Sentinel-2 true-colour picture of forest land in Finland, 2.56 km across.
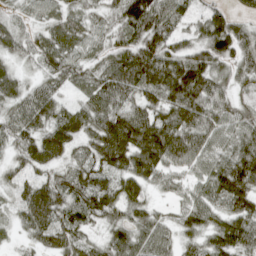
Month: April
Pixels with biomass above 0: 91%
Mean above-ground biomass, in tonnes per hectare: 74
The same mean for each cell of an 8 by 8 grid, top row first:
30 46 58 60 142 77 71 42
48 71 57 52 94 64 99 96
50 48 48 92 114 144 105 44
61 84 68 98 82 113 92 53
57 98 54 132 138 112 66 68
41 47 76 77 88 45 69 122
44 117 77 77 62 36 71 92
15 68 56 61 75 50 58 87
